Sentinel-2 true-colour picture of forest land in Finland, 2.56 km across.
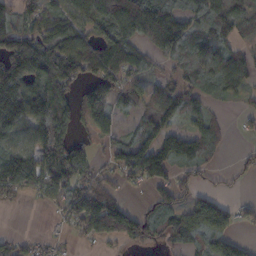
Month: October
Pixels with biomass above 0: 70%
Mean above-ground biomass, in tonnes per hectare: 94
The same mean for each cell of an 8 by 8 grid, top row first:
93 75 83 113 160 121 109 102
135 146 121 123 66 136 115 46
199 181 90 102 67 80 76 51
209 225 113 97 82 94 41 21
99 153 65 53 129 117 58 8
180 118 124 48 113 62 27 25
17 23 133 140 54 106 120 35
45 29 29 60 86 84 143 58
